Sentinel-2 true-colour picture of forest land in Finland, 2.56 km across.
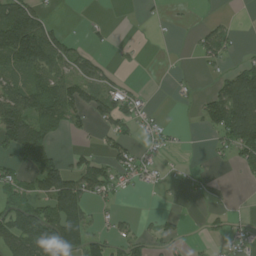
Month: July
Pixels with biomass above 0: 45%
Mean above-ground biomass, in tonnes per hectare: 49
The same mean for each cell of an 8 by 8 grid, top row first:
155 36 1 1 5 5 9 1
170 137 26 10 5 0 62 14
45 103 79 35 2 7 12 101
120 101 56 73 37 2 77 132
101 61 12 50 30 13 13 90
45 110 93 66 46 6 7 10
63 82 102 28 2 3 6 4
99 112 99 48 34 27 10 36
